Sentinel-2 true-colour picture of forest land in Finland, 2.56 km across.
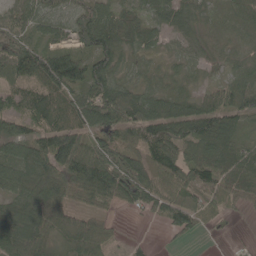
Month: May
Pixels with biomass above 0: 87%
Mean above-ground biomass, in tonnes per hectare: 68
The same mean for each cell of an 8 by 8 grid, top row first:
60 55 75 76 53 60 29 40
76 59 66 90 42 26 40 25
57 110 96 97 30 31 22 59
49 89 96 129 104 91 97 71
70 106 111 77 101 109 93 53
77 120 123 93 82 96 78 74
54 100 62 26 27 99 45 24
96 75 115 39 9 15 4 3
